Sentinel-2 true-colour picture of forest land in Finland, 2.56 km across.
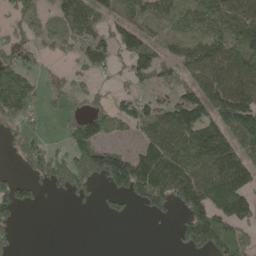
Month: May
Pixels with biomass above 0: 62%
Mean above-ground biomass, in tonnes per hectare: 85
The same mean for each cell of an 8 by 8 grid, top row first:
38 44 127 62 77 100 123 108
57 21 59 77 107 51 112 114
125 29 25 17 45 45 119 132
115 25 39 59 72 150 131 192
31 29 92 29 89 151 147 119
37 113 149 183 208 223 170 151
95 6 25 34 52 64 171 163
29 0 0 0 0 33 147 88
